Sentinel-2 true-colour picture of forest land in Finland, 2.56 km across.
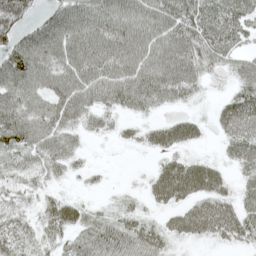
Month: May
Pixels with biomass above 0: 82%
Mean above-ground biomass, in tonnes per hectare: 51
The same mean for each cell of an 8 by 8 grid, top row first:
75 50 83 82 78 83 67 62
76 92 72 70 70 76 69 34
83 57 66 65 85 85 25 40
70 61 62 41 35 22 10 78
64 56 22 10 31 54 10 68
38 31 14 2 11 86 71 29
38 36 38 15 20 39 55 52
55 33 52 66 64 27 28 37
